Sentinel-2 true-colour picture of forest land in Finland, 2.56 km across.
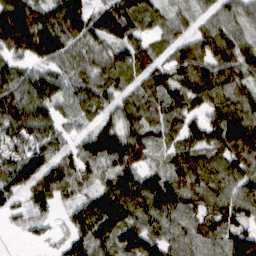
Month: March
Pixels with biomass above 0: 92%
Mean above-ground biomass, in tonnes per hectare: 91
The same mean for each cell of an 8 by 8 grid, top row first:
166 117 142 125 86 46 50 73
108 140 85 77 74 69 89 91
102 91 74 79 86 92 110 74
129 90 62 62 92 100 96 104
83 96 67 129 107 69 97 122
128 118 67 90 98 89 95 90
35 24 79 141 134 103 90 101
3 21 71 100 130 81 78 113
